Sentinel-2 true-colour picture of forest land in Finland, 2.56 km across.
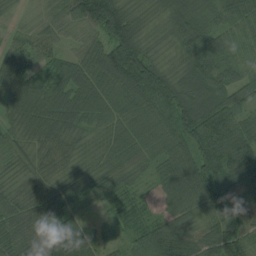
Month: August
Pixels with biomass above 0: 96%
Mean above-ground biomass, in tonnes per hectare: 74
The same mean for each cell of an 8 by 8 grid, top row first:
22 46 93 127 40 105 75 65
50 42 56 106 86 64 108 60
95 54 88 103 124 97 112 73
59 80 68 65 70 108 128 65
55 54 37 55 73 74 106 108
42 47 46 60 32 89 94 99
68 73 24 27 36 72 71 90
82 117 93 22 79 131 84 95
